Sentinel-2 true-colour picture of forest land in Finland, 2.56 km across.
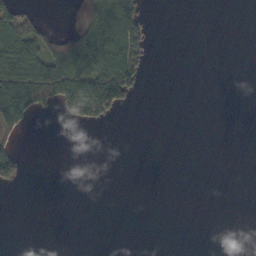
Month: October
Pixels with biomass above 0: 20%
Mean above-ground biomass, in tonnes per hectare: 25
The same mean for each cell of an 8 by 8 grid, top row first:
63 4 57 138 36 0 0 0
89 68 150 127 44 0 0 0
96 124 110 128 19 0 0 0
104 16 106 48 0 0 0 0
26 0 0 0 0 0 0 0
37 0 0 0 0 0 0 0
0 0 0 0 0 0 0 0
0 0 0 0 0 0 0 0
